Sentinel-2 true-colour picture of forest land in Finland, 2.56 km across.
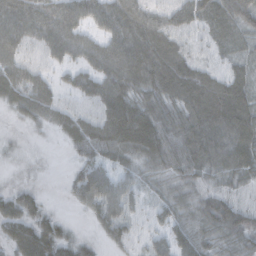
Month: October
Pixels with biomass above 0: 89%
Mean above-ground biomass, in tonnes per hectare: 55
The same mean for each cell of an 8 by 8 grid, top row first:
88 77 63 67 64 53 59 69
66 56 57 67 86 62 27 36
68 37 46 75 75 85 64 58
32 58 38 76 77 65 96 84
10 5 54 74 81 81 94 77
7 3 42 41 40 55 50 57
60 20 21 51 28 50 67 54
70 86 28 29 22 54 54 56
